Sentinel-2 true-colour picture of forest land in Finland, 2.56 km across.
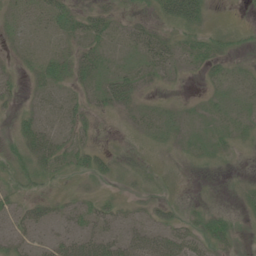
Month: June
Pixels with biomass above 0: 60%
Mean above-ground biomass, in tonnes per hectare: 17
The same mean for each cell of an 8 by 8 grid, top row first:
22 34 28 25 10 36 14 1
10 10 25 17 26 22 19 7
14 34 21 29 13 8 10 13
14 14 19 15 12 8 6 11
22 44 19 2 4 9 11 9
20 21 15 13 13 6 3 5
21 20 18 18 11 9 10 7
17 12 31 30 31 38 24 8
